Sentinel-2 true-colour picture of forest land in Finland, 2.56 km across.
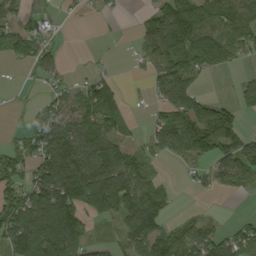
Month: September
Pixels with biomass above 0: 64%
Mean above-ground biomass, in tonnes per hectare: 64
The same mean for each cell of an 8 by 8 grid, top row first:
33 15 8 9 29 150 87 92
67 28 1 2 47 142 135 62
1 31 23 35 20 116 14 23
4 66 81 92 7 83 79 57
31 95 108 90 29 76 122 79
61 108 130 134 64 4 36 61
114 124 98 89 124 17 4 1
118 146 78 22 93 84 79 65
